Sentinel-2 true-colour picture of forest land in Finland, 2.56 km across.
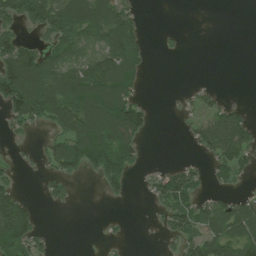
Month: July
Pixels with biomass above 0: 48%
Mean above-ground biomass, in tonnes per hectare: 54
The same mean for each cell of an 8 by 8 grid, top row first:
81 117 135 131 11 0 0 0
99 62 85 115 37 6 0 0
157 119 112 126 23 0 2 0
74 90 116 142 47 7 56 38
9 34 118 110 25 0 64 82
19 37 27 85 12 84 31 34
115 11 1 2 2 89 62 71
98 15 0 6 0 41 95 97
